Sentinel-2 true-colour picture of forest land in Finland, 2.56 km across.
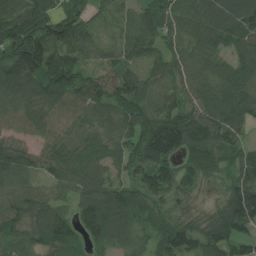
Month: July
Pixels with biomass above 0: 94%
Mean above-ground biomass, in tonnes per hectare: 110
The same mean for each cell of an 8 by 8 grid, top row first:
132 137 98 51 95 107 130 149
164 150 103 46 96 81 95 93
149 156 111 117 102 105 106 108
88 102 87 95 113 104 130 117
91 83 99 98 163 172 157 89
102 70 114 87 130 122 79 105
110 120 107 160 128 85 69 169
74 135 80 103 46 151 115 102
